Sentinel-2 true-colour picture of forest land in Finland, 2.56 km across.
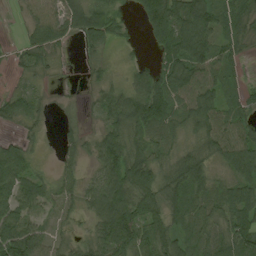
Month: August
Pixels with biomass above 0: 82%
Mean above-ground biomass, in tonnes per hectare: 58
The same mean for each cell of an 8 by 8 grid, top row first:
7 50 73 46 67 89 86 79
15 66 19 19 11 88 79 50
15 11 5 25 67 98 67 29
53 11 9 67 104 63 78 45
34 7 35 82 55 44 70 87
83 25 36 88 97 81 63 67
71 37 32 112 73 61 57 81
117 44 28 101 85 73 68 99
